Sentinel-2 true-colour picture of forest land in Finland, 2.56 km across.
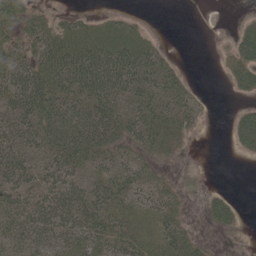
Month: May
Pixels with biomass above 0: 64%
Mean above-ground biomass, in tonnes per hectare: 36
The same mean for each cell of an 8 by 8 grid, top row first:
49 17 18 12 3 0 0 3
30 64 51 48 35 2 0 41
63 63 67 70 57 31 0 26
59 76 60 58 59 49 7 17
65 68 85 54 43 19 0 23
52 48 44 44 37 5 0 0
53 68 63 44 32 34 22 12
42 45 51 49 34 53 8 0
